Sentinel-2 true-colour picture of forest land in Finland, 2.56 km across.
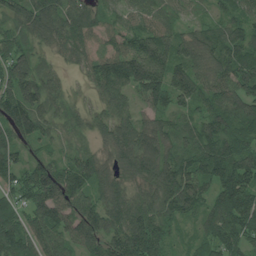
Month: July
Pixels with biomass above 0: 94%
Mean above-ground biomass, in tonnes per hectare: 97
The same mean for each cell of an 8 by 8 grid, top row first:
86 125 103 52 75 51 47 77
104 41 66 56 148 112 97 109
130 79 17 132 175 130 99 142
146 82 34 77 55 79 98 98
72 53 25 98 112 70 114 97
83 125 121 84 99 113 87 139
95 133 104 109 95 101 97 158
146 114 104 117 154 48 94 116
